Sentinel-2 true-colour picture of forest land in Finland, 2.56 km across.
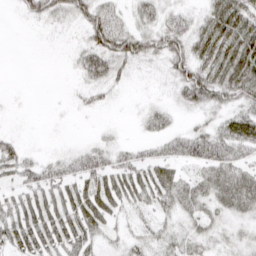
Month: April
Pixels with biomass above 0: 73%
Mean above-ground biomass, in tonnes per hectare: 30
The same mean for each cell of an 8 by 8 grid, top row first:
8 32 38 37 26 25 37 54
0 2 24 65 45 47 54 66
0 0 17 30 5 38 62 66
1 1 6 3 17 15 23 39
21 2 10 17 19 37 59 47
29 37 41 40 37 30 38 42
32 41 50 31 21 31 29 40
47 44 44 15 23 26 23 18
